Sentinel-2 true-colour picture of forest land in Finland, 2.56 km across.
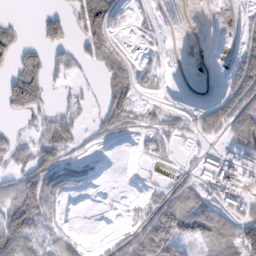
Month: February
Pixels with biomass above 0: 55%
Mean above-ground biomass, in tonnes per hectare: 42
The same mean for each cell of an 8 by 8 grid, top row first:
6 39 63 46 18 0 1 9
47 48 30 48 9 1 0 38
73 39 8 58 32 2 1 100
37 25 24 66 33 22 58 114
35 47 27 10 21 19 19 61
43 75 26 0 4 31 49 92
94 54 0 2 41 107 70 50
108 41 30 27 117 94 80 110
